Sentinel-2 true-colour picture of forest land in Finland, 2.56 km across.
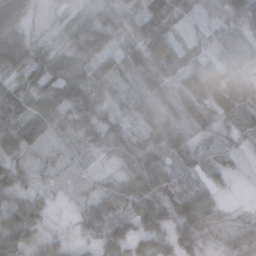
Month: November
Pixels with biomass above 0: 90%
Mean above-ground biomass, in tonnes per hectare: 43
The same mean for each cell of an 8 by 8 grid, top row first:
60 9 26 26 56 44 6 47
84 35 60 38 59 74 28 82
38 65 77 42 48 67 100 44
94 58 68 32 26 34 33 40
61 25 17 48 37 28 11 9
58 14 9 17 59 32 18 4
78 30 20 40 55 45 34 10
94 39 15 52 40 50 30 42
